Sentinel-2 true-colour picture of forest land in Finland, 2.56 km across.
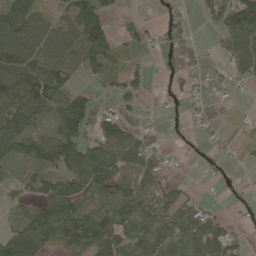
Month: May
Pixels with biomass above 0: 65%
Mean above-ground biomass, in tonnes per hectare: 54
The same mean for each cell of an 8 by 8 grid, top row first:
110 46 82 28 12 24 36 120
117 77 98 42 20 35 7 108
105 84 23 26 36 19 23 27
93 48 97 27 15 5 12 4
76 79 86 93 53 3 10 16
22 54 85 93 87 14 6 3
21 90 65 68 79 71 28 10
92 81 63 90 70 81 110 32
